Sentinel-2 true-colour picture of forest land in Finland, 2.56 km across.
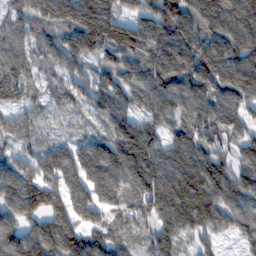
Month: February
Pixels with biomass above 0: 94%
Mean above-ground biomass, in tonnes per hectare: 99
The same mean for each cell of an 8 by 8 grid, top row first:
81 96 128 106 86 125 116 130
70 87 111 128 110 122 105 127
130 53 66 90 102 108 115 130
70 30 43 94 72 92 105 83
72 51 68 114 120 89 102 103
117 92 98 128 140 133 130 98
128 124 80 79 101 146 125 85
116 138 124 90 56 87 49 41
